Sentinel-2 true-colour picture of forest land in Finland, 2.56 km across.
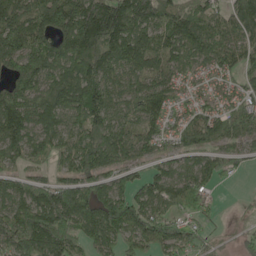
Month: May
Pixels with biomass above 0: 89%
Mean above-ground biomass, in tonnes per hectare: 130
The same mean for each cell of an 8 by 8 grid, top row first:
162 188 222 293 193 157 132 170
151 149 218 200 164 116 140 133
121 125 205 106 108 71 54 79
196 145 157 118 130 67 84 119
144 113 132 165 87 77 114 82
92 73 121 101 67 83 125 42
127 219 187 189 134 92 71 10
150 228 131 107 135 145 53 42
